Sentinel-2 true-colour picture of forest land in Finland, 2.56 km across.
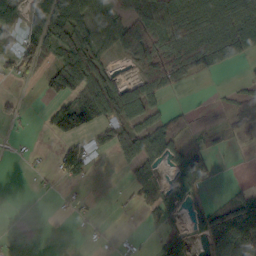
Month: October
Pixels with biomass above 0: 52%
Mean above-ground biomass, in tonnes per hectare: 48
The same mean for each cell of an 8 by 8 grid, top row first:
35 78 89 48 85 93 113 130
48 75 88 52 88 94 113 90
28 54 101 52 79 62 6 11
17 42 134 95 66 17 4 34
2 5 34 46 82 34 24 2
0 6 40 1 39 44 39 0
0 1 10 2 33 42 50 149
1 0 2 5 4 56 61 135
